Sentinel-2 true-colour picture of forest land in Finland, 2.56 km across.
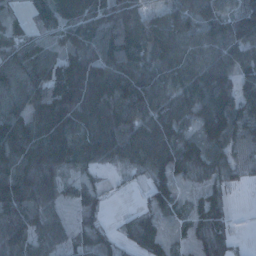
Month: January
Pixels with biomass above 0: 84%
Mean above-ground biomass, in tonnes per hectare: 65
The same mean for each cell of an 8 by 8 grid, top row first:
22 72 109 123 70 69 51 58
65 44 85 108 112 78 73 66
96 106 145 117 94 73 80 78
88 129 123 78 67 70 79 70
113 114 80 79 73 65 54 33
99 66 26 6 20 43 40 19
77 41 32 4 20 29 45 1
73 49 24 23 53 15 43 7
